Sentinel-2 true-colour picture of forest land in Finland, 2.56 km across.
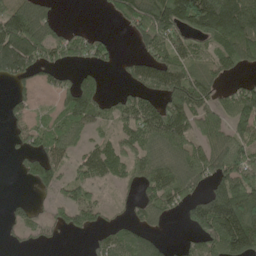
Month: May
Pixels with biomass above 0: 65%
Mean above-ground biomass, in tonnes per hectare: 95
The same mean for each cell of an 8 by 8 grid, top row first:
145 65 0 43 169 182 235 213
215 128 104 46 67 98 71 134
88 44 79 4 105 140 64 40
48 44 142 63 137 150 103 138
38 108 70 66 119 123 96 113
17 111 66 69 107 136 105 142
34 37 110 22 91 64 181 215
23 33 7 60 79 13 125 200
